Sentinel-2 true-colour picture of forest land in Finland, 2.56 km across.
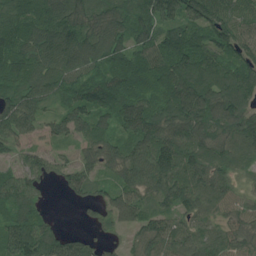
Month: July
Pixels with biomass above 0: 91%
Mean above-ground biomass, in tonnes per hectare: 82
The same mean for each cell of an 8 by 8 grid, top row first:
64 98 104 105 83 104 146 80
82 123 130 102 85 118 106 103
68 90 76 80 69 131 114 103
110 42 75 92 107 123 129 104
56 35 47 54 100 121 86 78
64 54 82 42 103 117 93 45
74 13 22 66 60 69 59 71
94 74 45 20 64 76 58 60
